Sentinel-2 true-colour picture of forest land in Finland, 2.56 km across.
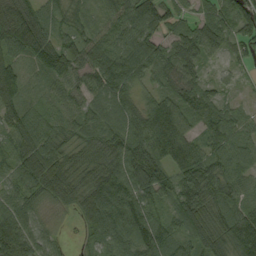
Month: September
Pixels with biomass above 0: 94%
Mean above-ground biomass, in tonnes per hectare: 75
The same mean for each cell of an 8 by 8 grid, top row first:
127 64 54 68 112 49 66 101
94 99 81 86 91 92 77 48
117 56 61 106 47 81 39 20
80 52 57 72 80 122 56 41
81 93 64 80 91 195 61 61
56 87 55 96 73 77 85 68
73 25 59 112 82 60 90 75
121 40 13 73 93 72 85 33
